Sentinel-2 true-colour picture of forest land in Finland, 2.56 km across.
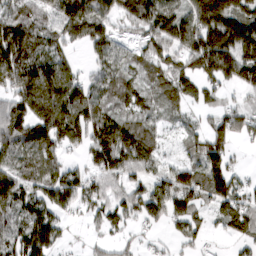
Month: March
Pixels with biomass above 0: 81%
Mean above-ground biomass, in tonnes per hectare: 89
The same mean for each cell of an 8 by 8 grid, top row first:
76 70 154 81 116 104 179 128
134 77 39 93 56 84 156 134
113 166 96 107 58 96 81 101
107 207 122 72 59 46 42 79
125 135 74 157 110 24 108 34
101 82 59 70 61 109 138 44
92 73 49 80 85 110 54 91
110 111 8 38 19 42 25 51
